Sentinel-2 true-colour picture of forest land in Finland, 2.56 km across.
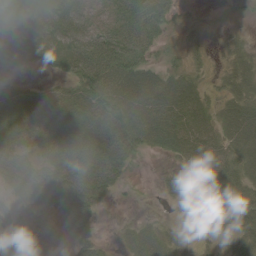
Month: June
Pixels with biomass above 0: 78%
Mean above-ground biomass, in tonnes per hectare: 37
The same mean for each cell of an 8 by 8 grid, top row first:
29 39 42 38 67 27 9 5
30 22 43 55 45 18 15 19
12 8 40 60 63 50 16 31
51 48 51 65 62 59 33 44
46 59 81 69 34 50 42 48
34 55 79 48 3 15 38 37
33 21 66 7 2 10 34 48
37 18 44 7 38 24 22 39
